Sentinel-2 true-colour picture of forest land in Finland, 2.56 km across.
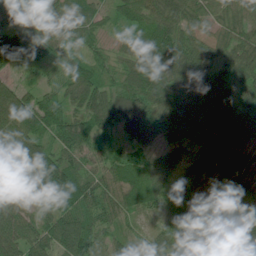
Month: July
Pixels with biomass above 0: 97%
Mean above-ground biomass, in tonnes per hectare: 67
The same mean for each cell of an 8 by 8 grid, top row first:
43 41 43 25 59 73 48 51
123 110 34 23 84 115 55 66
32 17 71 31 97 90 60 59
133 77 64 82 71 80 62 62
108 62 59 35 49 59 56 76
70 165 73 60 85 61 50 79
56 61 90 57 47 77 34 83
81 74 109 32 32 66 59 85
